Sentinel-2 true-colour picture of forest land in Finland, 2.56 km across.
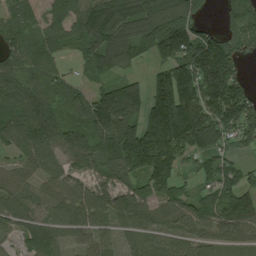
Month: August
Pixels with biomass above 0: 87%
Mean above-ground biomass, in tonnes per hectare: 104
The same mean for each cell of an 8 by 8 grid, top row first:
73 76 110 146 116 139 26 118
84 77 64 160 69 172 191 89
109 79 33 73 55 197 201 94
105 122 93 193 131 225 149 167
78 94 142 133 192 155 130 73
69 55 61 96 116 78 63 72
98 74 100 93 104 88 85 133
46 104 51 55 75 82 86 75
